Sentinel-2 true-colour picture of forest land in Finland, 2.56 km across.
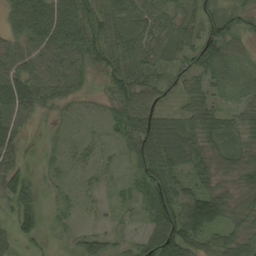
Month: September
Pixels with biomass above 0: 90%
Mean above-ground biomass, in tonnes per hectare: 47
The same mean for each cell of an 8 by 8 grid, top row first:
51 78 77 68 64 47 50 47
45 73 75 72 62 50 60 30
66 62 38 52 57 24 22 22
61 18 12 31 59 25 32 23
41 13 24 17 75 76 51 43
61 18 12 13 58 54 45 49
54 14 11 12 41 97 104 51
34 14 40 35 45 115 54 63
